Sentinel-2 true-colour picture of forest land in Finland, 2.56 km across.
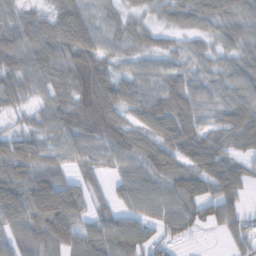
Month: November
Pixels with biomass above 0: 88%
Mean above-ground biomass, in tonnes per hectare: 60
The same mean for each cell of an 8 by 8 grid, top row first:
38 41 75 35 35 54 65 65
76 78 101 42 41 35 38 57
56 54 93 75 52 65 50 63
27 50 84 92 64 79 50 61
71 44 50 70 66 58 61 38
80 73 38 30 66 74 72 48
105 119 63 43 55 60 60 41
69 88 76 87 78 15 1 39
